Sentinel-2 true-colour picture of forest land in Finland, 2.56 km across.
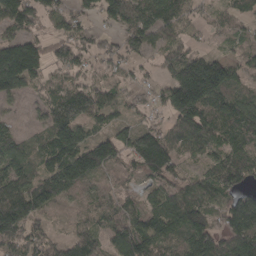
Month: April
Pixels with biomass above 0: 85%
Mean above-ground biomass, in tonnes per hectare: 93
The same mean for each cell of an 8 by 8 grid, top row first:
127 65 52 82 117 97 35 69
131 69 65 46 90 75 25 36
122 52 55 49 30 138 206 68
22 80 121 73 38 141 154 133
86 89 113 118 127 99 98 103
101 113 146 62 73 73 85 119
158 80 56 77 65 134 105 125
116 73 98 98 127 92 149 154
